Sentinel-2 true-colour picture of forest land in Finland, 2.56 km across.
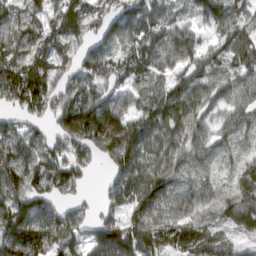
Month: March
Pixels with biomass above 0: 89%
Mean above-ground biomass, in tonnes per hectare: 89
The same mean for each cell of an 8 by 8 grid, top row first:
64 64 86 81 104 53 79 62
83 78 64 78 102 113 66 81
104 93 96 78 71 67 80 71
64 76 160 135 88 103 66 81
100 89 126 177 114 83 81 46
102 143 61 67 107 74 48 60
141 96 51 57 106 80 78 135
133 96 68 128 124 95 93 46
